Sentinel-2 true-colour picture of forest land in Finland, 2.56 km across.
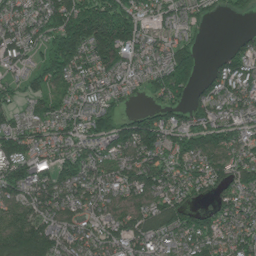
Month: June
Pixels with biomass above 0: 87%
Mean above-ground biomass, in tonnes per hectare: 113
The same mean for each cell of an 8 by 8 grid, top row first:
90 109 258 266 96 89 44 18
102 102 191 221 82 124 8 72
62 125 94 87 65 195 83 135
58 88 94 99 77 84 119 94
139 95 97 138 185 115 135 118
151 121 115 95 149 116 127 101
113 118 94 89 105 142 62 105
178 159 109 96 111 91 139 117
